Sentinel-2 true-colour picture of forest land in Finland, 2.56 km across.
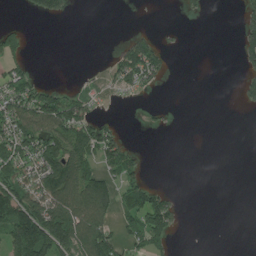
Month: July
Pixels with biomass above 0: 37%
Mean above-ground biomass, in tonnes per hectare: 53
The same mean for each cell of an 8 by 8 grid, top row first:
0 43 0 0 1 0 4 30
57 0 0 10 109 7 0 44
75 11 9 44 93 2 0 27
140 158 100 3 7 3 0 3
132 138 145 96 4 0 0 0
97 138 133 66 47 0 0 0
161 148 128 81 168 49 0 0
135 196 145 102 98 23 0 0
